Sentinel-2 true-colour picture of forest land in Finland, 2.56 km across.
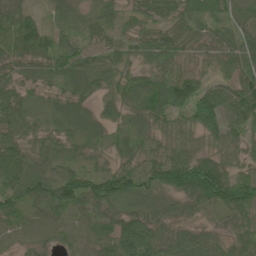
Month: June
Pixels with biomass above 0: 91%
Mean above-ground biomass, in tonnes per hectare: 53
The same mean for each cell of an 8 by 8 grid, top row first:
73 18 30 25 45 49 29 46
58 57 39 37 44 60 39 61
40 38 52 33 46 91 37 74
60 31 49 30 62 55 101 79
53 36 36 30 32 42 29 42
87 65 67 78 62 91 113 51
53 75 53 45 51 35 38 90
39 41 55 81 88 50 46 54
